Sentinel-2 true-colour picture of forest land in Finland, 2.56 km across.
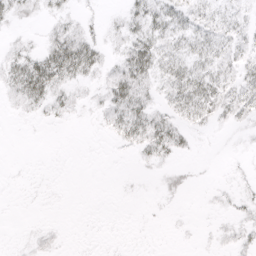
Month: April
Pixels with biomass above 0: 50%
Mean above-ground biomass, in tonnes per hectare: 11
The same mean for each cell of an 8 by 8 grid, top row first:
14 9 7 3 27 23 13 8
9 21 37 7 31 17 22 13
29 41 17 21 25 30 30 20
5 11 5 21 26 20 24 20
0 0 0 5 24 21 1 3
1 1 0 0 2 8 1 3
1 1 0 0 1 1 2 8
2 7 1 1 1 1 2 10
